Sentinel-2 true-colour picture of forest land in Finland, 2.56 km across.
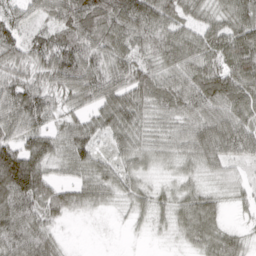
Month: March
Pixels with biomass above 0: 90%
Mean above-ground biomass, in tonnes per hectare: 53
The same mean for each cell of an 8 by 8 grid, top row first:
34 41 108 93 86 59 42 68
50 64 78 58 47 69 60 84
53 55 74 68 64 57 87 80
74 53 41 84 57 58 66 63
59 57 67 32 40 42 82 18
137 51 34 40 27 27 27 15
86 57 33 15 27 41 49 14
84 53 1 1 4 15 54 37
